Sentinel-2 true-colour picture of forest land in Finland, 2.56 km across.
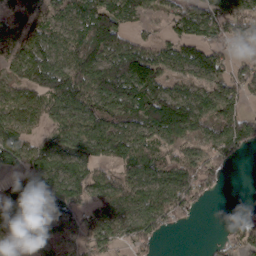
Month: March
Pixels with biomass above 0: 79%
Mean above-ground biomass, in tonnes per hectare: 84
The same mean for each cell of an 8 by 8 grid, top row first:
57 64 102 131 40 76 124 119
75 92 77 117 69 76 102 45
84 143 121 165 164 51 90 77
85 69 108 94 139 184 107 83
121 60 88 103 80 78 70 102
90 122 86 58 86 96 73 0
127 103 66 78 99 105 6 4
32 51 65 79 74 0 5 67
